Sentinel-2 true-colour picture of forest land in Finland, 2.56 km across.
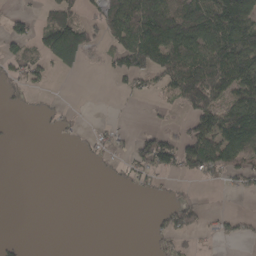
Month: April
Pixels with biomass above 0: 40%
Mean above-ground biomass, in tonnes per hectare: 46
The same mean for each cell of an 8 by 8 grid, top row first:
22 38 46 88 146 112 132 158
26 88 108 43 140 115 129 151
29 21 4 14 34 100 131 125
4 9 3 0 3 12 91 124
1 0 11 25 52 66 118 134
0 0 0 11 37 31 35 48
0 0 0 0 0 47 11 1
7 0 0 0 2 33 5 20
